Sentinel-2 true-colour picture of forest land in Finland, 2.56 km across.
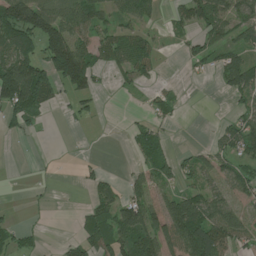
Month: July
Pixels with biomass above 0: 51%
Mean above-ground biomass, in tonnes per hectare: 52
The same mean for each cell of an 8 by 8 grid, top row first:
152 102 85 49 47 37 97 62
126 120 88 66 58 9 51 49
199 90 127 11 28 9 6 84
82 20 20 2 15 18 0 32
2 2 3 2 45 7 15 69
3 3 11 17 51 36 45 60
5 3 12 79 105 106 89 43
36 5 44 109 106 103 134 48
